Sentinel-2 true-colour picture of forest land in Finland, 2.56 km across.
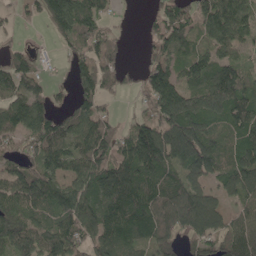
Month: May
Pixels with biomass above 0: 82%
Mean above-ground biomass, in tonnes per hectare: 104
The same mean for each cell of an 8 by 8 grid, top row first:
36 101 144 51 22 120 105 111
32 12 74 85 36 101 67 71
101 39 86 68 80 116 134 119
116 103 87 44 56 184 158 139
86 136 117 129 192 188 155 75
91 130 117 177 129 88 100 114
135 147 162 138 124 125 110 65
152 131 116 115 80 65 82 98
